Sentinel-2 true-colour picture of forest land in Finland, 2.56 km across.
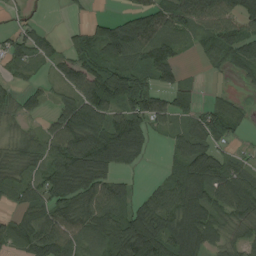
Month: August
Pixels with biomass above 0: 76%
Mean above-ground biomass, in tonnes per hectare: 68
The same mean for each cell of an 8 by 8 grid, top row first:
14 3 6 31 85 79 105 100
53 44 64 116 88 50 48 69
27 23 100 112 66 64 5 23
40 30 103 76 119 52 68 34
35 70 139 136 54 43 90 16
53 65 105 64 9 54 112 74
41 67 86 90 70 101 99 91
57 102 64 88 133 105 76 53
